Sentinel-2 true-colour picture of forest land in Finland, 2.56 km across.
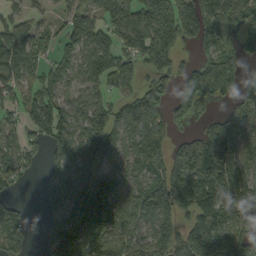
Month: September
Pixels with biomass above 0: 77%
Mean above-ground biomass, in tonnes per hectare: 109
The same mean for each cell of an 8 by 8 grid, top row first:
55 31 69 81 148 150 153 139
153 59 95 104 153 113 85 103
101 88 76 122 94 86 196 77
57 147 105 105 128 90 51 72
63 99 145 124 131 59 123 118
74 60 96 115 101 130 172 121
68 64 173 152 122 144 158 151
105 61 137 110 95 128 177 134
